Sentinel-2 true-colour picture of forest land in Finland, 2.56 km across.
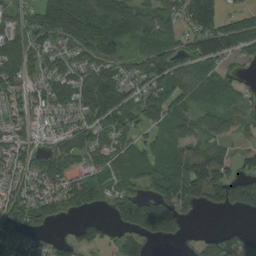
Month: August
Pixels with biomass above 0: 78%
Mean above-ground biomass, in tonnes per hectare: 89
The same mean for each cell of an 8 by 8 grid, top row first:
44 104 145 138 101 91 197 70
105 80 84 91 68 85 130 70
79 82 103 124 94 113 90 39
53 51 83 113 86 86 76 58
67 47 89 74 78 62 85 30
62 103 60 96 104 135 218 90
124 83 73 76 193 148 65 82
89 40 73 48 82 46 57 68
